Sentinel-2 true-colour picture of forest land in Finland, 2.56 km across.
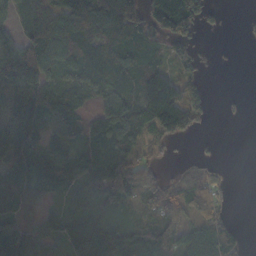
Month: October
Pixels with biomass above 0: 72%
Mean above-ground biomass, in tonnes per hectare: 72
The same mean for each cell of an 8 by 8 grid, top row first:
35 92 129 145 107 181 47 4
116 122 120 99 118 46 2 1
200 86 74 103 56 39 15 0
179 122 60 103 85 122 35 5
125 68 61 84 37 19 5 0
87 85 86 129 58 24 31 0
62 35 54 58 45 75 79 0
106 61 90 88 82 78 110 43
